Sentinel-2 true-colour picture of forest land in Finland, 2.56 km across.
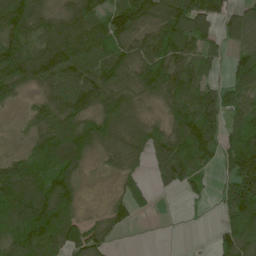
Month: June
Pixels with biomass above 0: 77%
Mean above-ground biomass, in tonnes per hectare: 91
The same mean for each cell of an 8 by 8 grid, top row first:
137 75 115 100 100 171 134 77
123 121 139 102 93 133 75 56
111 92 128 109 104 127 62 81
13 96 115 145 45 94 143 93
13 121 145 74 75 123 111 151
131 99 66 21 39 103 32 165
116 149 45 45 28 0 8 145
105 122 122 40 0 0 3 116
